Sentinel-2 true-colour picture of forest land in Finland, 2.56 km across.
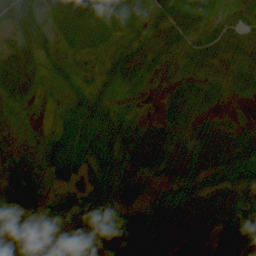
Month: August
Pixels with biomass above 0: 84%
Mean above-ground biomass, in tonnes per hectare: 41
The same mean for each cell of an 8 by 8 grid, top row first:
60 24 37 18 26 59 28 30
56 28 23 37 51 33 56 49
59 20 26 47 27 23 40 33
7 7 45 53 9 51 28 5
6 18 35 55 75 54 71 58
54 21 42 45 47 56 49 38
54 35 37 33 50 66 68 69
11 32 47 69 63 90 52 60
